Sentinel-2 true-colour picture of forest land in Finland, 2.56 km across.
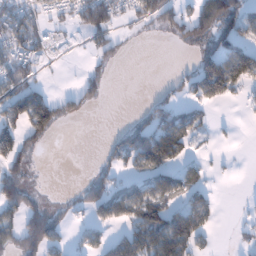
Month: January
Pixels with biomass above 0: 46%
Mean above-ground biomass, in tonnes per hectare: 56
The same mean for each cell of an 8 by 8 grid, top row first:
79 34 68 73 58 67 124 107
76 36 18 46 1 12 53 88
84 14 29 12 0 26 138 109
119 147 35 0 26 63 24 6
116 27 0 29 97 109 8 2
72 0 7 47 59 80 26 2
68 61 41 94 120 62 69 4
66 112 30 58 118 180 18 11
